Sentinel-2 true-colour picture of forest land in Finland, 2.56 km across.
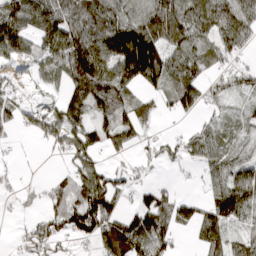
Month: March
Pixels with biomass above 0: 73%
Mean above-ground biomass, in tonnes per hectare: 66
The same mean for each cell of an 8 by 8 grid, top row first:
110 109 100 97 101 90 80 93
92 79 131 154 220 79 64 57
24 46 99 119 105 84 50 45
50 53 68 81 52 37 22 23
10 30 67 45 27 35 57 31
11 11 86 58 17 5 41 72
9 61 138 71 63 71 54 94
12 62 43 109 100 40 73 40
